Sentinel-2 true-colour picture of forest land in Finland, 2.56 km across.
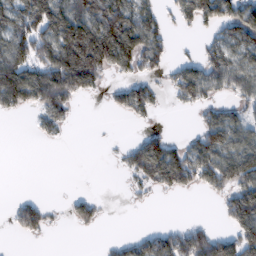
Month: February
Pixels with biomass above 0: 50%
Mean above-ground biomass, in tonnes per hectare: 68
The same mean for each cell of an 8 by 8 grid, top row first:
98 156 141 166 91 41 92 118
105 117 226 194 122 13 50 79
149 148 164 27 57 66 103 83
42 93 7 24 56 6 46 56
0 9 0 4 78 39 105 96
0 0 0 2 83 119 97 116
47 33 47 1 5 0 0 142
11 7 0 14 59 98 109 123
